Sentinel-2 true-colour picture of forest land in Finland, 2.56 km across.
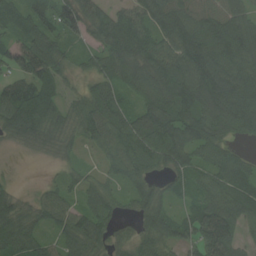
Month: August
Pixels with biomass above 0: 91%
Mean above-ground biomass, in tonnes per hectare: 86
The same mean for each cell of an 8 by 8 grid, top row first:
79 78 121 96 78 120 112 89
82 118 39 133 110 94 121 112
74 100 39 88 110 130 135 115
136 100 74 112 104 122 116 129
43 74 47 71 113 134 97 34
9 8 41 42 62 69 69 100
84 69 60 62 74 42 104 101
103 46 118 55 61 71 132 64
